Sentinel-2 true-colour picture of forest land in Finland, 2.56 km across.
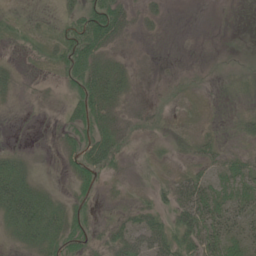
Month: June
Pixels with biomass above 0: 51%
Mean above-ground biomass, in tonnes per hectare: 17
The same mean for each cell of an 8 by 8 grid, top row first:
3 8 33 45 11 0 0 0
4 14 48 21 2 0 0 1
11 2 36 49 5 3 1 6
1 1 26 27 15 4 3 9
4 2 25 35 4 7 18 7
45 4 20 9 2 15 21 35
47 35 13 4 18 31 39 29
20 32 20 24 43 37 34 30
